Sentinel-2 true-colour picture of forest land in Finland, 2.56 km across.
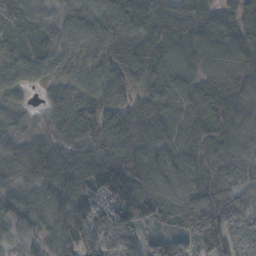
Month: October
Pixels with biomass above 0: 97%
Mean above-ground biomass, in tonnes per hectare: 89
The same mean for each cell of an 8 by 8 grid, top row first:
79 51 92 96 93 101 79 68
69 71 95 120 108 84 68 77
75 67 91 102 82 93 76 86
58 57 121 99 96 89 108 58
67 88 97 95 103 84 102 54
79 110 113 161 113 103 87 67
78 51 107 174 125 105 104 68
26 50 115 126 63 93 120 71
